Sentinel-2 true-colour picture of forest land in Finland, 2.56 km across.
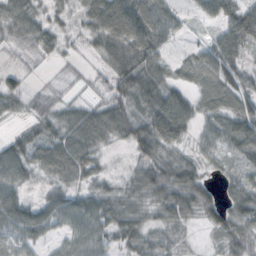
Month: October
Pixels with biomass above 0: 84%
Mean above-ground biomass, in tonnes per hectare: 48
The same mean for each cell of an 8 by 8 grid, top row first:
63 35 32 101 89 36 32 77
27 36 15 74 92 14 40 75
18 7 19 56 83 31 60 58
20 35 45 73 72 65 48 68
39 57 74 33 88 51 36 49
52 34 45 16 62 79 30 35
57 49 50 50 37 30 47 58
44 27 55 45 43 31 11 59
